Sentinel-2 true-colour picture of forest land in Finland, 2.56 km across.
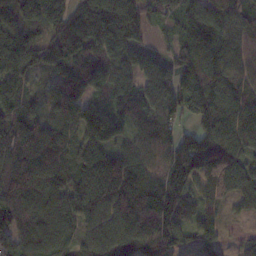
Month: November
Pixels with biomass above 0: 93%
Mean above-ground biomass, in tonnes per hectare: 121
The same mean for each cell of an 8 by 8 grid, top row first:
104 127 125 186 95 94 139 97
160 118 119 106 88 75 163 86
129 47 129 104 112 130 171 97
116 65 115 115 101 88 140 128
173 175 106 117 92 113 147 138
168 143 105 167 110 135 130 126
153 142 124 142 174 144 88 41
136 137 95 138 149 130 90 39
